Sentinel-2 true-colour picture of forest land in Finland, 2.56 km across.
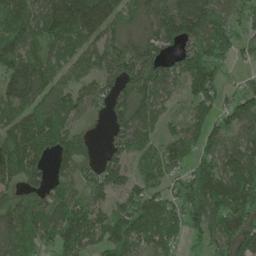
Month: May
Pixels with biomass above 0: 83%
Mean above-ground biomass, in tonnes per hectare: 112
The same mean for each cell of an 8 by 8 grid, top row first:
123 178 249 130 87 187 140 64
146 111 120 105 127 85 155 69
142 108 100 100 156 100 169 29
73 129 66 79 109 23 115 126
127 121 83 57 75 104 95 97
92 90 102 120 73 67 141 142
74 125 130 85 138 99 168 147
104 87 156 172 122 97 88 106
